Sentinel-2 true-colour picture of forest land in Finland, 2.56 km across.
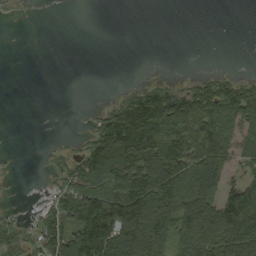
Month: September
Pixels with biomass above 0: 50%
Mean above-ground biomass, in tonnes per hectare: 56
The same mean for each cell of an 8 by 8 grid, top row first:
4 0 0 0 0 0 0 0
0 0 0 0 0 0 0 0
0 0 0 0 10 10 39 34
0 0 1 60 159 129 102 101
0 3 21 129 153 123 121 59
1 12 80 102 131 116 122 34
7 39 98 156 155 114 121 173
58 72 121 140 141 84 132 132
